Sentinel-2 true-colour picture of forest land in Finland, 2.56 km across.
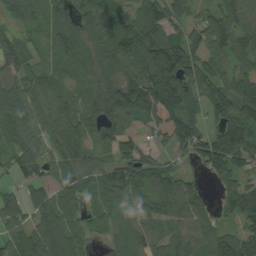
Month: August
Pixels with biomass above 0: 88%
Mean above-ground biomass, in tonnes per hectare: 94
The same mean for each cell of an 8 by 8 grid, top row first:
53 73 103 123 115 96 61 88
94 69 116 144 145 155 107 71
84 71 65 126 170 165 120 93
121 90 89 123 119 145 78 107
85 51 62 84 45 86 124 149
51 52 74 91 107 72 53 79
86 91 56 68 66 94 44 115
76 145 68 60 75 95 94 107
